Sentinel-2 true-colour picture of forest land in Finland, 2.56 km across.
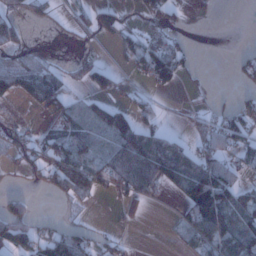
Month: January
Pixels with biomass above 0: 47%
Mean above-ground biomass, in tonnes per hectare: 44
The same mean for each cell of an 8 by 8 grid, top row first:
44 34 24 58 34 26 7 0
50 5 6 10 55 38 0 6
92 58 36 46 30 41 3 21
2 41 46 77 35 4 31 41
45 55 76 69 79 41 64 48
22 73 101 86 80 92 115 40
47 0 8 8 15 16 142 64
82 67 58 13 0 16 77 92
